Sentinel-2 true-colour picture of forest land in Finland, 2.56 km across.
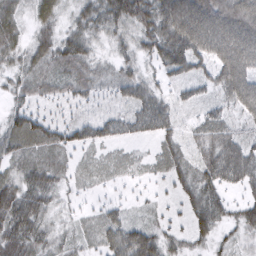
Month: March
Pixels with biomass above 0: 91%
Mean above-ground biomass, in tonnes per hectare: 53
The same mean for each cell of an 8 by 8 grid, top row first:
39 45 41 72 80 129 119 109
42 52 58 27 44 112 97 127
32 47 54 38 44 38 45 104
37 21 20 26 67 39 37 51
57 63 47 38 18 45 64 63
47 67 22 23 16 50 71 77
99 49 15 30 15 21 73 40
88 45 30 64 85 31 37 29
